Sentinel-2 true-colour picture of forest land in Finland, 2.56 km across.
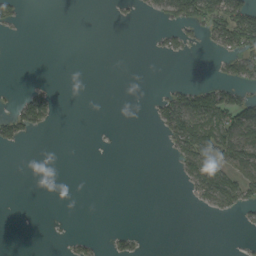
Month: September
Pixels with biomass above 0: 21%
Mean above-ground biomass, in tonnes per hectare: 18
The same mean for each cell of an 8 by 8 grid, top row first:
22 0 0 4 7 61 70 85
0 0 0 0 1 22 12 60
0 1 0 0 0 4 9 30
33 39 0 0 2 80 91 78
28 0 0 1 0 48 78 84
0 0 0 0 0 9 74 55
0 0 0 0 0 0 18 39
0 1 13 13 6 0 0 1
